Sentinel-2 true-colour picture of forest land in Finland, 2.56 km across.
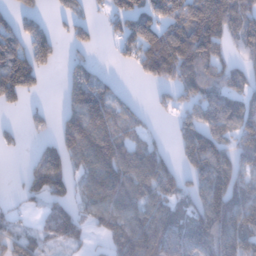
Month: January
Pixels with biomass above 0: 67%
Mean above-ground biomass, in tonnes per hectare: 74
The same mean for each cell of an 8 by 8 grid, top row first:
53 22 36 46 87 85 125 70
93 85 32 13 114 154 134 44
135 11 89 26 32 87 96 44
13 20 124 103 21 43 88 91
18 40 115 128 51 40 101 71
6 132 60 125 110 73 107 79
20 48 44 104 92 71 110 119
73 40 35 61 112 109 131 99
